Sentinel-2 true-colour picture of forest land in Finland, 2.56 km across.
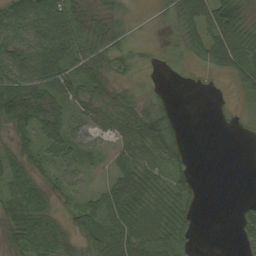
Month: September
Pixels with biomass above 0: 73%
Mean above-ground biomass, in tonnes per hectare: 39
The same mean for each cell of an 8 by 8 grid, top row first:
57 79 50 37 2 41 72 50
63 72 52 51 2 13 64 44
78 74 53 39 7 1 4 26
90 59 33 63 61 19 0 6
39 42 39 30 65 44 0 0
57 34 32 35 54 33 0 0
57 44 36 63 63 50 0 9
47 68 37 67 53 43 0 14
